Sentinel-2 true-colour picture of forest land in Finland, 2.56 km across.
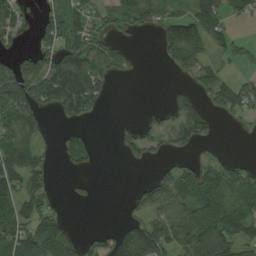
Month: August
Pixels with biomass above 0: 55%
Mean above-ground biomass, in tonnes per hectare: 50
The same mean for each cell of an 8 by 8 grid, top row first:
74 46 53 36 52 52 80 39
23 53 78 53 1 86 54 30
111 110 130 26 1 9 48 25
95 37 76 1 12 55 40 40
82 17 37 7 53 41 21 0
75 43 12 0 5 75 63 49
72 44 5 0 48 78 101 69
61 92 35 43 107 66 116 63
